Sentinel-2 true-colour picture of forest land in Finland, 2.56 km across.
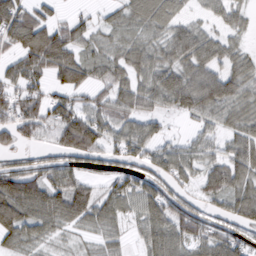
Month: March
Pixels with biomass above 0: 79%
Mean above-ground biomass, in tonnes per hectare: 61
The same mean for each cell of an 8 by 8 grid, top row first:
105 44 23 30 68 44 27 32
73 135 58 40 54 68 65 28
61 51 74 60 54 72 72 56
90 74 73 68 56 38 60 53
46 30 121 54 77 36 43 61
93 58 56 50 58 65 60 71
110 78 85 60 61 81 39 70
58 38 21 35 42 85 68 65
